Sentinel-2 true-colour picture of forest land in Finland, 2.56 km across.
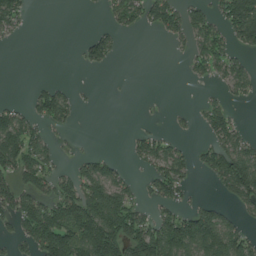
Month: July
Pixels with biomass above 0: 45%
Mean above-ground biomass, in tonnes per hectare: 59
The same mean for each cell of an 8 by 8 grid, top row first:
62 0 0 39 65 70 55 176
3 0 23 52 0 9 88 44
0 13 1 0 0 0 27 64
52 92 19 0 1 10 59 10
130 48 5 0 54 29 45 65
85 67 79 67 28 96 41 162
87 102 160 149 38 59 61 35
41 139 148 169 162 159 167 92
